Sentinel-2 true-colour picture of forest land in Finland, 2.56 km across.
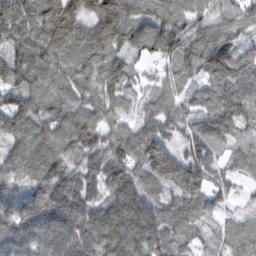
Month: February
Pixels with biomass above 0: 96%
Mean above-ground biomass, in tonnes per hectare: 111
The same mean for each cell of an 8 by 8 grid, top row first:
108 121 105 137 103 108 65 86
87 101 119 100 97 133 153 87
80 83 98 121 44 75 90 122
124 93 117 79 51 82 128 110
97 115 140 105 134 83 114 68
94 165 133 143 129 170 118 57
173 219 172 156 147 92 68 34
156 147 182 170 168 49 30 78
